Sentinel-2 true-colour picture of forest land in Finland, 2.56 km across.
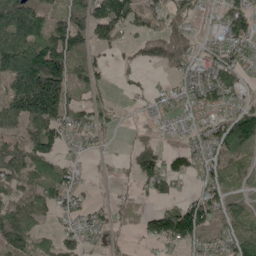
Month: May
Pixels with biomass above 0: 73%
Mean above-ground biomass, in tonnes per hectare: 74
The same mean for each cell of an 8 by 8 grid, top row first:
134 61 96 147 72 63 25 91
170 153 82 39 53 83 38 62
169 216 72 17 14 28 85 51
146 180 75 34 16 52 54 72
89 107 37 8 45 10 65 119
102 111 30 10 82 79 56 51
91 75 45 35 28 75 104 57
107 27 60 36 36 106 65 121
